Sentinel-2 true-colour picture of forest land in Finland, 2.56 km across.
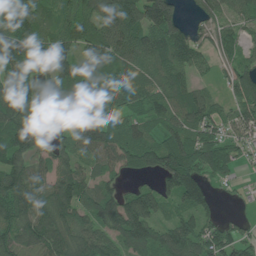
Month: June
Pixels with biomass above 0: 85%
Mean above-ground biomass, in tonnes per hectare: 91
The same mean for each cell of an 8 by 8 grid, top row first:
106 65 105 117 165 130 74 61
110 117 89 123 116 126 52 48
82 73 75 65 69 71 25 86
144 47 67 59 76 87 82 79
139 59 92 108 103 118 107 68
118 89 87 58 49 159 66 25
121 124 95 119 129 58 62 8
92 123 121 85 138 121 98 76
